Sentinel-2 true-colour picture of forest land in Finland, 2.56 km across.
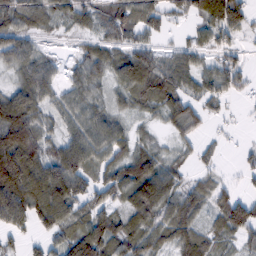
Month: February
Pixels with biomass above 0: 82%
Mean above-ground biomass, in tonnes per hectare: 63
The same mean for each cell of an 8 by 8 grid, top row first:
75 58 50 83 76 28 87 84
80 16 27 60 33 24 48 30
43 72 66 56 98 76 52 36
140 48 66 48 34 70 35 6
160 61 75 86 35 29 19 8
147 108 81 61 112 48 31 20
133 116 53 49 96 85 53 87
26 41 97 79 86 68 54 47
